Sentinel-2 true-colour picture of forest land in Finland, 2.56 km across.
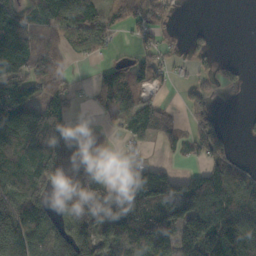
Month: October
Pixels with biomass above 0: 65%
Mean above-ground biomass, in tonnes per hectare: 90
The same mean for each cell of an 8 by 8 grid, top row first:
124 138 138 82 85 26 0 0
148 128 93 38 43 22 39 0
126 134 7 88 75 22 36 11
175 136 11 101 139 20 67 3
113 155 113 20 50 38 110 7
97 158 211 30 149 76 99 72
129 92 189 113 116 154 110 120
144 96 132 108 64 138 193 133
